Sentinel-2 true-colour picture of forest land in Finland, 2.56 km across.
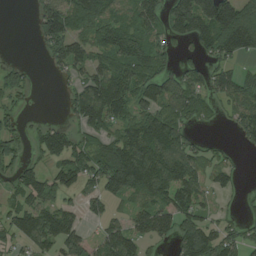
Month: August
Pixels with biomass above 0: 67%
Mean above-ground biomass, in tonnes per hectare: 75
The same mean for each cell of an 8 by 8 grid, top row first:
0 118 113 73 89 110 166 175
0 66 72 99 94 40 79 113
48 4 53 122 101 92 67 59
33 1 80 95 80 89 36 79
59 90 54 74 159 126 23 29
57 59 82 115 147 125 63 17
63 79 40 35 72 99 38 16
51 87 64 91 63 78 110 61
